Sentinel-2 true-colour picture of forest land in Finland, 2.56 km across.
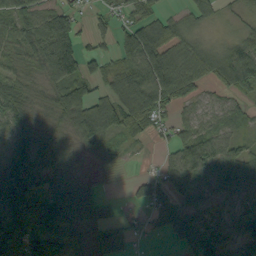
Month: September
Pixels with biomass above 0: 80%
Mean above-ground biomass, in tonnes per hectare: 63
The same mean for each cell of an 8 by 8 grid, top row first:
69 69 30 42 53 34 50 36
58 100 68 38 131 38 48 66
59 62 90 63 134 93 44 87
87 48 95 90 103 38 48 42
77 77 41 40 14 53 72 28
149 84 34 3 32 70 55 83
130 85 63 2 42 76 21 46
96 90 55 57 25 45 87 75
